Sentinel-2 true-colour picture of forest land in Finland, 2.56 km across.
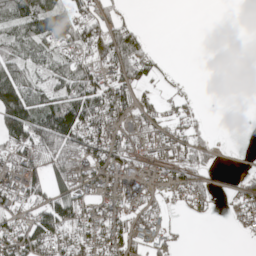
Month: May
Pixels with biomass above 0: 60%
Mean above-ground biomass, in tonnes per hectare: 47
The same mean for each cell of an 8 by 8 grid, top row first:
70 103 54 33 0 0 0 0
56 43 59 111 62 0 0 0
90 40 90 67 47 8 0 0
143 104 117 69 38 26 5 0
62 121 80 79 47 52 34 1
57 66 79 73 48 48 35 12
39 67 59 54 55 14 17 37
68 61 35 64 58 25 0 3
